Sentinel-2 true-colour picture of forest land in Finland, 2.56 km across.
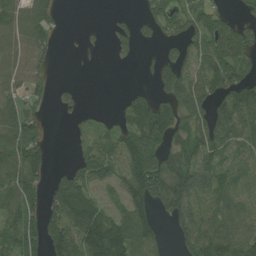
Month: July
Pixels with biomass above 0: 67%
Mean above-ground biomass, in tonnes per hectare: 73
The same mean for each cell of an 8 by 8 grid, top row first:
91 65 0 13 47 62 74 36
66 54 8 36 17 49 97 108
53 37 3 0 6 107 105 84
58 16 22 17 115 92 89 102
107 33 25 66 152 94 114 70
101 53 97 72 167 152 106 56
85 79 149 41 93 124 60 52
79 104 100 162 113 46 102 77
